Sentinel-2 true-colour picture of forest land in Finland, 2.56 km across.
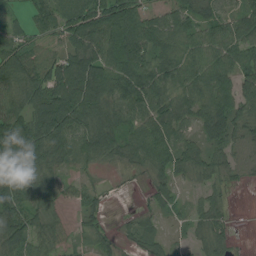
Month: August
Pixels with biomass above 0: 84%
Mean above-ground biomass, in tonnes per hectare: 65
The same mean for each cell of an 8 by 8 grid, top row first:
22 72 109 123 70 69 51 58
65 44 85 108 112 78 73 66
96 106 145 117 94 73 80 78
88 129 123 78 67 70 79 70
113 114 80 79 73 65 54 33
99 66 26 6 20 43 40 19
77 41 32 4 20 29 45 1
73 49 24 23 53 15 43 7
